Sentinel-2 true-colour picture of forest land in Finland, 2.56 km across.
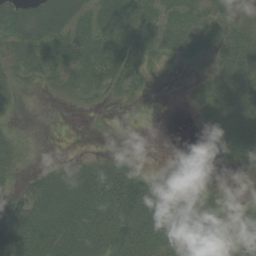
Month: August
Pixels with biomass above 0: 65%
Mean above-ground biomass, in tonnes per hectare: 33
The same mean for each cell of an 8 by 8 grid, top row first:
52 63 39 58 51 34 30 15
47 49 49 54 45 36 24 44
30 24 31 48 16 1 25 43
10 0 6 2 1 0 35 40
17 0 0 0 0 0 26 63
19 34 44 55 37 14 1 4
33 47 50 59 75 50 41 15
60 57 53 54 59 52 30 32
